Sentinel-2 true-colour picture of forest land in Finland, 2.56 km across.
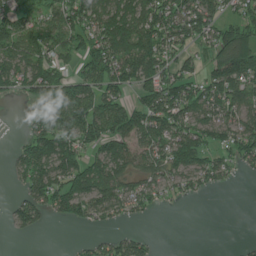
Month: June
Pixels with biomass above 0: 68%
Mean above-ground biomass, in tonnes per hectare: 88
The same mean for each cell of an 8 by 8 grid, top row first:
76 79 126 155 133 112 106 69
119 112 107 164 157 82 66 192
90 167 94 114 112 101 99 144
4 181 144 118 124 121 89 99
28 152 102 115 91 128 93 97
42 141 143 129 70 67 84 21
48 81 100 82 43 4 0 0
5 0 14 59 46 0 0 6
